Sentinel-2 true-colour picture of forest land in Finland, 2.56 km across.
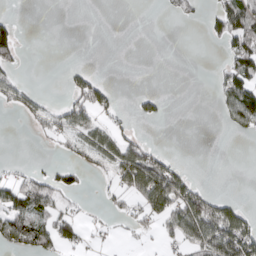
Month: March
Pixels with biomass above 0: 32%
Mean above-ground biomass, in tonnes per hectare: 29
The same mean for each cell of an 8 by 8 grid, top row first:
8 0 0 0 0 15 19 90
50 0 0 0 0 0 3 66
26 0 35 6 0 0 1 79
18 29 71 31 24 0 0 81
0 8 39 63 39 0 0 0
18 35 24 36 105 59 0 0
66 53 8 13 47 73 74 31
65 63 26 4 7 33 94 96
